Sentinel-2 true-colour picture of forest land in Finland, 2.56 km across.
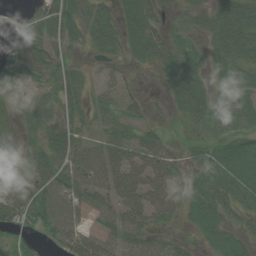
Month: August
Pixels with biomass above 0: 79%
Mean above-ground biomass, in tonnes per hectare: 48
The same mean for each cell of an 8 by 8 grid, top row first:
12 68 47 61 57 8 42 89
79 57 22 54 53 38 28 66
65 48 34 27 5 53 25 47
34 54 39 41 27 18 41 47
56 60 53 60 67 16 30 39
68 63 68 74 71 56 67 65
66 71 39 58 83 50 67 46
34 31 62 46 44 21 34 46
